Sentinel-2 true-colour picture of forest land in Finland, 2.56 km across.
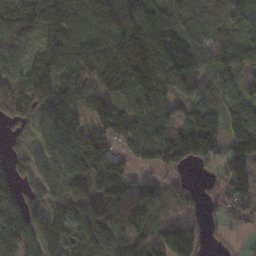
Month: November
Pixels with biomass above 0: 87%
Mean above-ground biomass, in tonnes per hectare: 110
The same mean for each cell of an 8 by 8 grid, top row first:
112 135 126 128 106 115 96 84
80 112 142 145 167 139 136 110
88 138 138 175 172 132 93 72
95 102 79 142 109 86 145 152
24 81 124 94 152 173 175 190
68 96 96 131 58 52 22 135
128 75 84 79 127 96 35 116
128 122 92 108 100 170 39 19
